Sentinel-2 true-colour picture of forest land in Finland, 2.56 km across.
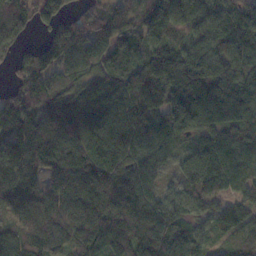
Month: November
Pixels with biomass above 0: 94%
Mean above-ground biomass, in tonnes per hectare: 128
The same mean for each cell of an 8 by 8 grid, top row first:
116 123 68 93 104 144 110 122
69 125 91 106 101 115 127 156
63 116 106 104 190 173 159 120
162 130 136 133 161 156 146 111
154 188 164 139 141 89 94 123
160 125 209 132 126 65 143 110
95 125 156 162 140 104 78 105
105 134 136 186 201 161 88 85
